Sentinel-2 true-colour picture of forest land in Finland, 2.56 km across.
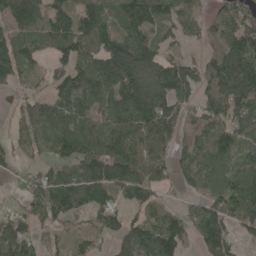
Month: May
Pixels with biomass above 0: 80%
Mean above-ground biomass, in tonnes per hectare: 92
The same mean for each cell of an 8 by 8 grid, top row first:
107 88 98 91 132 95 62 120
104 67 106 146 126 53 57 144
56 72 121 134 135 121 99 172
45 79 101 112 143 88 102 100
58 101 115 120 105 48 91 71
49 79 120 134 96 63 107 118
36 110 72 56 74 37 90 103
114 36 43 49 110 98 91 45
